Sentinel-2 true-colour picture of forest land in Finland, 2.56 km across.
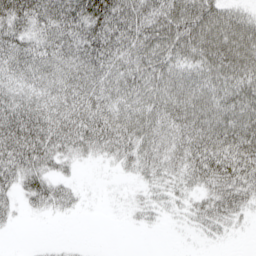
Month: April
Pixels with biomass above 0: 79%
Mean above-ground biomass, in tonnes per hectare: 56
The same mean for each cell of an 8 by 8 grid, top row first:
77 72 92 103 85 95 93 46
65 56 71 74 82 79 88 82
42 50 67 66 78 65 69 67
69 69 80 67 79 73 79 76
87 80 61 62 69 60 90 86
67 57 10 6 30 39 81 84
23 34 14 2 22 19 55 45
0 4 2 0 0 1 11 2
